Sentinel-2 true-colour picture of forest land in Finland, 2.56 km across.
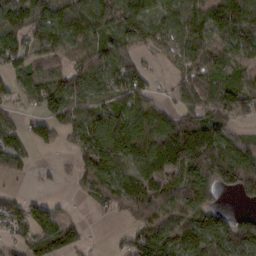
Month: February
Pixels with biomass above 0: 79%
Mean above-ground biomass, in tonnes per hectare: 78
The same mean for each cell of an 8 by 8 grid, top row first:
86 97 126 99 86 75 103 101
92 84 63 53 43 41 77 76
49 100 62 79 66 38 73 60
30 81 78 89 66 55 79 92
87 41 57 117 87 170 150 60
24 7 46 79 85 97 169 164
50 45 8 64 97 94 108 17
44 108 51 8 105 113 123 136
